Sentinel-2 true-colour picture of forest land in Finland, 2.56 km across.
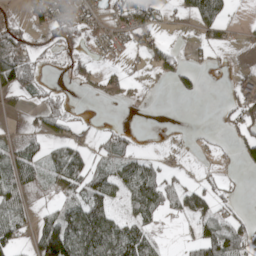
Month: May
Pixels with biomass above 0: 47%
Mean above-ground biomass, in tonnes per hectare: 35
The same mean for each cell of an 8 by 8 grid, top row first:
10 45 41 35 52 20 92 0
62 11 19 20 29 14 28 5
84 8 18 30 5 44 2 14
8 33 4 0 0 0 0 32
24 36 26 42 3 2 7 39
62 27 64 53 69 22 11 6
49 12 57 43 66 41 44 10
56 123 106 116 80 4 88 75
